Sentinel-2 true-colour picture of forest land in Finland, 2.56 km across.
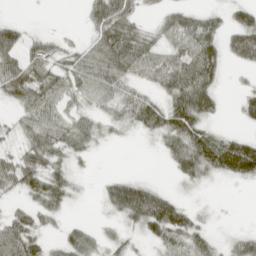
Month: April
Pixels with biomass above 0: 69%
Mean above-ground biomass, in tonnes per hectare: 40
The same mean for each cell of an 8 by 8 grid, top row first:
4 1 8 76 15 39 34 41
51 27 25 75 56 40 63 59
72 51 44 59 29 67 63 5
23 50 29 33 75 83 49 24
21 62 42 12 4 51 69 56
67 62 13 15 9 27 39 52
21 43 3 35 100 61 5 0
79 23 48 25 24 49 30 29
